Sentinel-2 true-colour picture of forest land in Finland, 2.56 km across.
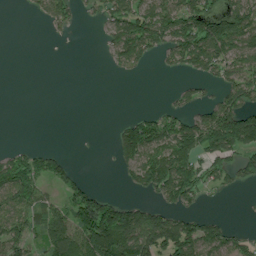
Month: July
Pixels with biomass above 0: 49%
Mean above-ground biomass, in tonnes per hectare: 69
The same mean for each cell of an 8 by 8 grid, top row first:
0 52 18 73 107 120 106 110
0 0 0 61 109 110 142 101
0 0 0 3 4 9 46 95
0 0 0 0 23 43 61 130
8 4 0 31 174 176 141 146
128 75 25 3 117 163 70 56
99 62 140 116 78 57 8 1
80 107 146 216 153 171 108 35
